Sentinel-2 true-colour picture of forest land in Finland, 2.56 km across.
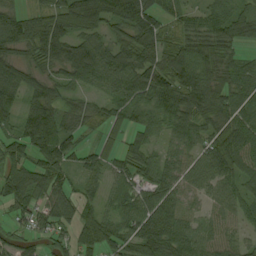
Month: August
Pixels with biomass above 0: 88%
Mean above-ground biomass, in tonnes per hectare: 72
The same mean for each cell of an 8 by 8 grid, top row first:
63 77 95 90 101 55 61 83
68 99 90 79 99 76 75 40
100 69 64 65 98 116 84 76
68 119 59 51 63 87 91 81
79 123 50 31 61 58 72 90
84 95 43 44 65 66 62 68
61 72 63 35 91 71 36 52
46 53 51 69 103 89 57 43
